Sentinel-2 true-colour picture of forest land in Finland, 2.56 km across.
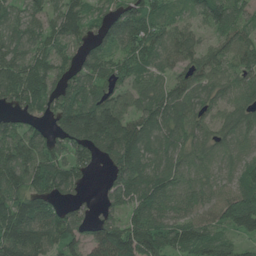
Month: June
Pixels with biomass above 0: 89%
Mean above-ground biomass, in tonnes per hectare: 89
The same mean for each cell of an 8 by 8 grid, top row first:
64 64 86 81 104 53 79 62
83 78 64 78 102 113 66 81
104 93 96 78 71 67 80 71
64 76 160 135 88 103 66 81
100 89 126 177 114 83 81 46
102 143 61 67 107 74 48 60
141 96 51 57 106 80 78 135
133 96 68 128 124 95 93 46
